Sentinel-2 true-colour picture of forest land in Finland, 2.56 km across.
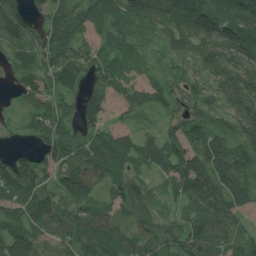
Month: July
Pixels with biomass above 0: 92%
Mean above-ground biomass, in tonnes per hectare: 88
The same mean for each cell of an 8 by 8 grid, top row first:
112 67 91 86 100 108 122 127
79 111 106 76 39 62 61 132
44 87 73 91 70 48 55 100
26 96 77 136 44 47 55 101
17 89 79 135 79 91 97 81
153 87 136 85 53 125 159 99
140 111 83 59 71 41 137 98
115 66 100 93 76 73 93 66
